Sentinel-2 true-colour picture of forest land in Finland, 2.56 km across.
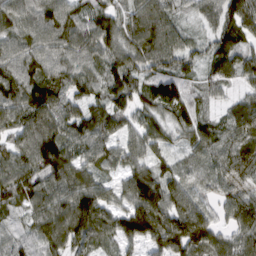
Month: March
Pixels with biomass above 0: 93%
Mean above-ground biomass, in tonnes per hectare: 84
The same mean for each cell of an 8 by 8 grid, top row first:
98 107 85 74 61 46 56 109
85 94 101 95 96 79 55 84
107 88 89 96 78 93 59 60
92 93 77 94 67 81 35 77
78 114 89 65 78 39 85 84
112 94 98 42 90 61 56 73
65 97 130 83 146 105 64 99
61 98 97 66 92 136 104 70
